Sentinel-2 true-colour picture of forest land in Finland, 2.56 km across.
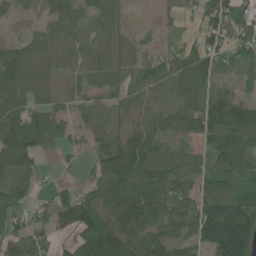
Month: June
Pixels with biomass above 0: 84%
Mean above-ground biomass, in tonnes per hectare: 78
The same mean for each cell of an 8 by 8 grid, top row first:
28 49 50 46 3 23 83 117
64 65 51 52 32 30 83 76
97 45 44 54 77 88 87 51
97 73 40 70 61 69 121 109
134 58 22 94 111 51 71 109
94 9 12 126 138 97 85 96
63 44 130 111 124 86 115 117
66 37 131 158 93 75 112 199
